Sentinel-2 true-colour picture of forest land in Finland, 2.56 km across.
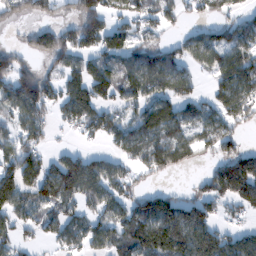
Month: February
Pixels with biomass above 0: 69%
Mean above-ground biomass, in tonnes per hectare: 91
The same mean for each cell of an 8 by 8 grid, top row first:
58 50 123 68 74 54 49 52
45 122 105 122 85 54 111 118
132 81 117 126 112 110 33 117
95 70 130 76 101 92 80 91
89 41 22 51 116 128 71 49
158 123 174 92 41 23 72 182
104 73 64 79 110 118 70 70
59 33 69 96 160 183 138 90
